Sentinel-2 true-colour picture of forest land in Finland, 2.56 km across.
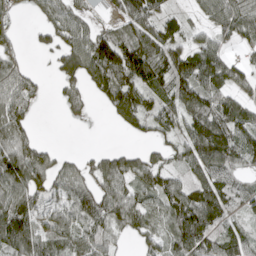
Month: April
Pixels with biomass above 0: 76%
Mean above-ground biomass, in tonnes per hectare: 80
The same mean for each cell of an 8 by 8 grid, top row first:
33 64 53 20 115 37 59 102
33 43 96 133 140 73 74 36
94 17 80 135 122 100 116 58
103 0 31 58 89 87 112 94
103 26 0 5 30 59 180 112
120 94 66 107 91 51 103 47
115 82 96 104 80 104 155 57
151 99 90 53 56 88 106 66
